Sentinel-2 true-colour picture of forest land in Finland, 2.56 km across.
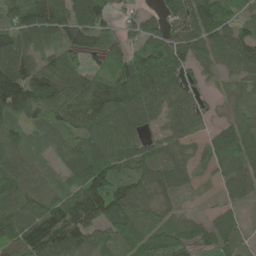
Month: June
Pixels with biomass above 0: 87%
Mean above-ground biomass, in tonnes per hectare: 84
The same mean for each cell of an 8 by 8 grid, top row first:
92 134 118 57 45 73 149 69
87 52 77 66 98 119 107 128
137 124 105 117 142 90 28 51
97 70 94 112 97 80 39 47
86 46 71 97 68 69 55 112
96 44 89 109 79 85 25 80
93 107 126 129 69 30 14 47
99 154 89 62 70 82 63 39
